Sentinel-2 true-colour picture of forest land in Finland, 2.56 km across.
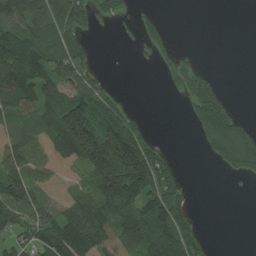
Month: August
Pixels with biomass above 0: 58%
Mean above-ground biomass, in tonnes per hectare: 75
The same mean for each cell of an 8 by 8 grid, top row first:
90 109 104 53 23 0 0 0
128 115 65 0 25 22 0 0
140 80 105 19 0 70 64 0
92 78 155 88 9 0 134 19
77 59 180 215 125 4 53 117
130 73 50 228 195 73 0 41
114 91 108 123 123 108 0 0
60 111 180 100 99 144 28 0
